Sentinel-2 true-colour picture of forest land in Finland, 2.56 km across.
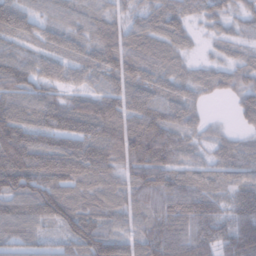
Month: February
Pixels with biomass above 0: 92%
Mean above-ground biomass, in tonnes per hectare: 77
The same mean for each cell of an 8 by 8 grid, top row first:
87 45 43 46 52 74 51 41
55 53 57 103 87 58 12 37
107 69 45 75 85 65 53 58
90 98 109 112 108 74 15 55
159 73 94 104 141 84 33 48
165 118 97 60 107 73 49 64
76 108 87 69 65 107 83 98
60 25 95 86 79 107 89 124
